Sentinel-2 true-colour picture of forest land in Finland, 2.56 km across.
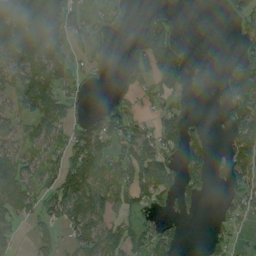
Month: August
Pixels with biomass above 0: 58%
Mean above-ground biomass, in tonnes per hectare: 61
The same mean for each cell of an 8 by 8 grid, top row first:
54 142 56 22 17 16 0 39
79 125 21 11 75 65 0 22
58 123 32 8 45 87 51 101
44 133 17 70 30 50 4 77
47 70 96 69 92 80 51 111
109 61 131 80 82 67 65 85
90 67 136 71 39 44 2 63
32 46 93 101 74 38 26 16
